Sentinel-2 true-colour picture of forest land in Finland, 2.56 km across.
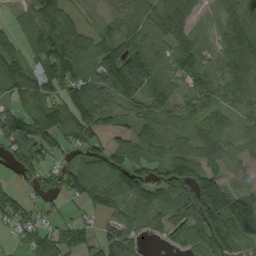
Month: September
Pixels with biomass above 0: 85%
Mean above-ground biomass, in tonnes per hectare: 86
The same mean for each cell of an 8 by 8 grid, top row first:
37 143 36 36 103 109 17 78
45 136 126 94 120 88 29 108
103 111 119 147 135 66 72 82
57 129 125 79 80 72 72 54
74 111 81 56 100 75 111 50
37 56 120 122 84 104 103 41
59 24 34 84 96 104 180 172
29 92 64 79 37 48 127 112
